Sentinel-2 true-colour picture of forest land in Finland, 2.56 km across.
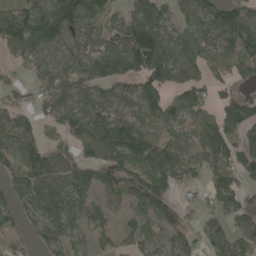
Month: May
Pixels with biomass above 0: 81%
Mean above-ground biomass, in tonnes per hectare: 83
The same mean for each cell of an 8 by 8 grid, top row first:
93 131 104 68 101 56 86 90
73 79 77 92 153 85 64 92
36 87 107 92 100 74 75 70
75 65 100 79 72 66 65 117
94 57 77 125 103 60 103 80
82 106 81 95 125 90 64 90
69 97 76 51 97 73 56 94
41 82 57 52 67 74 79 98
